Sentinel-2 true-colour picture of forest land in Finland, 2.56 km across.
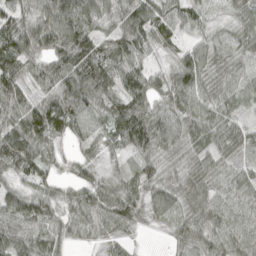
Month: April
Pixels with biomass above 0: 91%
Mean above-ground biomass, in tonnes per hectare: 50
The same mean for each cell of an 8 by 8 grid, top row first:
54 84 87 38 82 53 20 32
81 76 84 52 49 33 46 29
67 53 83 72 63 54 40 43
62 92 51 58 68 53 62 32
93 50 21 33 66 47 53 45
35 37 32 17 53 24 47 33
73 62 41 62 39 39 41 54
62 44 15 19 1 23 53 60
